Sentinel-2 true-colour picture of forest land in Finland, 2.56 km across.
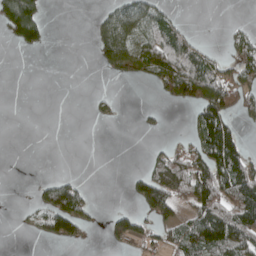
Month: April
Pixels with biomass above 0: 37%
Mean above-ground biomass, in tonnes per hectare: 42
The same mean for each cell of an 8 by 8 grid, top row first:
143 16 0 53 70 19 0 1
23 13 0 99 70 91 20 47
0 0 0 16 28 118 93 64
0 0 0 12 9 0 111 43
0 0 0 0 3 19 117 63
0 11 10 0 60 115 106 111
5 89 79 13 59 57 99 123
0 30 21 43 40 49 108 90
